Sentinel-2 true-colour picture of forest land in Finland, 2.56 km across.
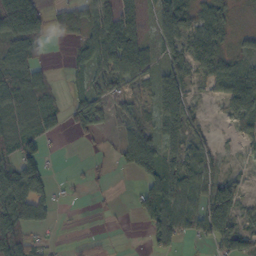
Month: October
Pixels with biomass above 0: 66%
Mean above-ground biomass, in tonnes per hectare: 48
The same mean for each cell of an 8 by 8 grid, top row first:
122 50 67 79 30 96 60 7
52 12 45 93 55 58 95 22
67 32 25 59 40 76 50 80
53 38 75 35 31 103 9 70
45 6 5 11 81 57 21 22
101 44 6 7 48 77 52 16
100 40 3 5 59 82 90 41
88 12 10 3 10 53 48 75
